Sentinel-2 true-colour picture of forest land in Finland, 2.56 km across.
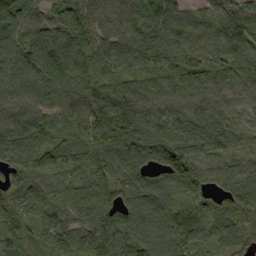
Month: September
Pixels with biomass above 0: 97%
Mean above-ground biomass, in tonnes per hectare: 98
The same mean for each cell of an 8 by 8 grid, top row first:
115 78 100 91 91 87 98 161
98 92 96 90 99 101 108 92
103 92 114 108 92 86 92 89
106 99 111 131 109 88 109 59
130 92 97 133 102 83 100 53
100 102 57 92 84 115 79 83
114 97 107 117 101 108 77 102
91 94 97 132 127 116 60 75
